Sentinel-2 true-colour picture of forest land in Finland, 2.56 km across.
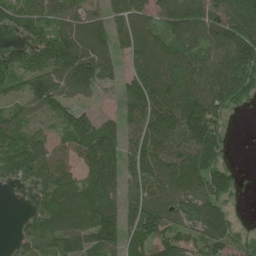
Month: June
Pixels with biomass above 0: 86%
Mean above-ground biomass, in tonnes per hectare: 104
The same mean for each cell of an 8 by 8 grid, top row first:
95 90 97 97 87 133 126 134
75 90 142 96 118 105 107 150
90 105 124 51 137 134 117 145
64 67 89 38 138 158 148 22
136 100 118 131 119 112 147 4
84 112 107 127 109 126 129 39
0 112 136 153 120 110 122 16
48 119 120 117 103 106 115 63
